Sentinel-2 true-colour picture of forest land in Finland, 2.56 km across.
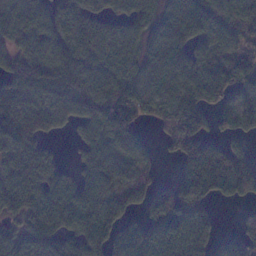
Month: January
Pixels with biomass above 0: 83%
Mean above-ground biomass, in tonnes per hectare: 116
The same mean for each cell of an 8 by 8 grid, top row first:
93 97 109 63 111 122 149 137
84 106 137 96 122 104 130 114
126 132 132 128 128 115 178 147
126 106 110 208 131 160 128 183
121 44 54 95 44 77 95 59
132 89 71 117 93 52 166 184
105 137 158 123 100 243 84 28
95 112 126 118 124 129 113 105
